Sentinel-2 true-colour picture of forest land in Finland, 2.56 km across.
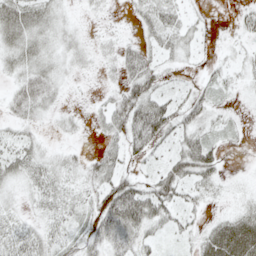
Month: May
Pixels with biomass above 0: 67%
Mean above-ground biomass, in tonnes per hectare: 25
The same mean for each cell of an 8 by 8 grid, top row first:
45 32 5 3 24 31 6 12
36 27 20 10 23 31 7 11
22 35 6 8 53 9 13 14
19 16 7 41 63 36 27 7
28 8 5 25 48 23 34 6
25 31 22 45 14 45 36 4
14 26 22 55 72 36 12 16
36 30 27 42 27 12 38 69
